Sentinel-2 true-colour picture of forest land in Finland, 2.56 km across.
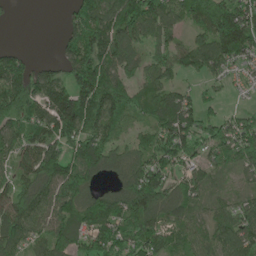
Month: May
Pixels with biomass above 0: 81%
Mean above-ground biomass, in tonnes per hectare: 103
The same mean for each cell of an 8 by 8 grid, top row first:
6 0 98 155 180 84 135 174
26 0 121 175 67 87 139 190
150 104 133 122 78 53 56 30
146 122 178 131 68 150 57 47
88 108 135 81 60 148 104 141
76 131 143 60 163 87 67 58
130 97 136 136 163 90 53 70
123 96 75 123 137 71 76 127
